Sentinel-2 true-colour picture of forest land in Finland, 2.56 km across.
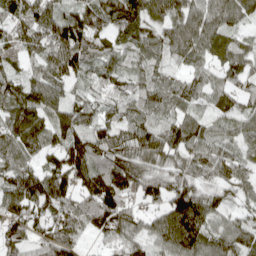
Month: April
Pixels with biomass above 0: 91%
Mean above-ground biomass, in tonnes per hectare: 76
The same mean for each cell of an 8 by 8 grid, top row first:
85 110 101 103 87 88 87 53
45 77 107 54 62 69 86 56
60 96 43 70 49 50 55 52
93 84 79 51 61 58 36 57
73 71 92 97 84 78 77 45
94 100 92 118 95 72 56 70
89 84 82 107 53 139 86 44
72 80 47 57 66 121 89 78
